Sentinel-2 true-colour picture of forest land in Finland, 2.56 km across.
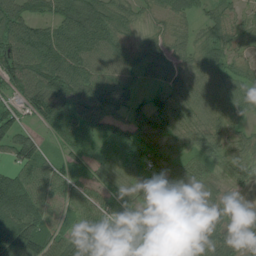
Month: July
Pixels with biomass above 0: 90%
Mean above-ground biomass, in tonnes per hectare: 70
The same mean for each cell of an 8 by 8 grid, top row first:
119 75 132 77 26 49 48 37
113 124 110 73 50 52 74 46
92 111 103 86 33 58 60 58
64 91 70 86 58 75 58 47
90 27 45 55 56 48 83 47
83 69 48 49 43 56 52 49
180 67 60 65 49 45 55 23
185 113 88 76 39 34 70 65
